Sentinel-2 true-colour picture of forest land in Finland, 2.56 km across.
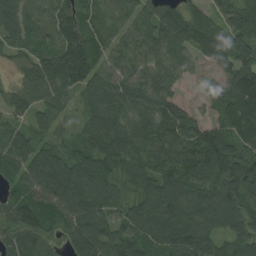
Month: August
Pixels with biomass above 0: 93%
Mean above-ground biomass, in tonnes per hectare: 93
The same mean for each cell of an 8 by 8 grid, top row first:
84 80 89 46 68 99 62 106
56 78 140 61 74 101 104 135
47 126 139 91 85 60 36 173
76 78 35 99 87 103 27 118
97 55 53 104 89 143 147 69
61 148 123 74 99 123 99 122
103 106 124 69 96 109 99 94
91 69 126 119 95 111 95 80
